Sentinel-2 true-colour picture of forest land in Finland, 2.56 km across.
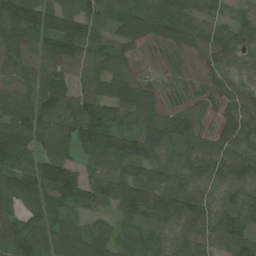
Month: July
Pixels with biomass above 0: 93%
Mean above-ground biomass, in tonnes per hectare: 88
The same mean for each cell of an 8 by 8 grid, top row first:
126 115 99 83 124 130 76 41
129 106 114 72 53 80 95 67
97 81 58 99 43 33 50 37
121 100 104 77 120 76 37 90
122 73 93 105 126 106 62 80
100 110 68 87 90 64 75 89
74 101 65 66 116 135 81 87
111 110 116 100 79 66 67 91
